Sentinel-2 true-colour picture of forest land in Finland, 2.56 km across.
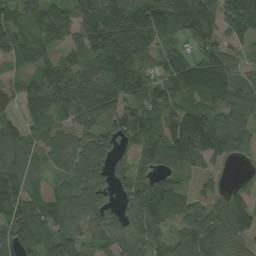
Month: September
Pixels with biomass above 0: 88%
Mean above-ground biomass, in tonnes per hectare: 99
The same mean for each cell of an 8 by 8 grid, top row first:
78 102 108 153 193 131 130 195
88 70 82 185 134 93 101 63
43 125 122 163 114 107 111 68
76 101 131 122 110 94 100 95
103 75 78 80 85 141 145 84
105 35 86 72 56 74 45 7
110 123 103 53 104 97 68 98
93 103 76 79 98 79 105 73
